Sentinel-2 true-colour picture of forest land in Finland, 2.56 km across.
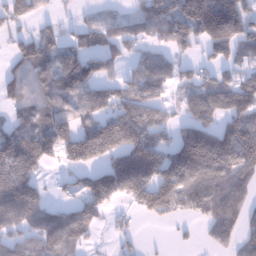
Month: January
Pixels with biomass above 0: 69%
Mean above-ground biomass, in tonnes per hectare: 114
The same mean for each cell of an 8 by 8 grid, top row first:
108 33 25 42 123 174 242 154
66 102 86 83 66 84 95 118
101 98 159 83 138 81 93 108
73 105 107 102 154 33 164 160
206 165 143 88 159 125 225 221
219 24 53 166 219 184 187 140
198 106 92 58 111 103 135 110
93 143 89 26 13 9 38 80
